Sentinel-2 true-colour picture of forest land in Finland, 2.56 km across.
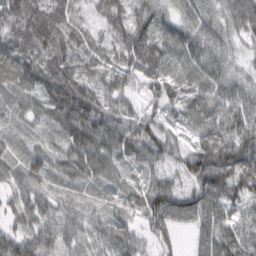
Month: February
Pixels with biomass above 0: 96%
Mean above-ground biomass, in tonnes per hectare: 55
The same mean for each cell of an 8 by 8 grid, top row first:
88 106 30 50 47 44 54 62
68 72 49 40 79 58 64 28
54 69 58 39 39 44 66 44
36 52 86 59 34 28 71 67
33 22 68 61 61 35 73 88
50 58 51 39 28 31 99 85
53 47 36 31 61 73 86 44
61 55 35 63 35 24 69 61
